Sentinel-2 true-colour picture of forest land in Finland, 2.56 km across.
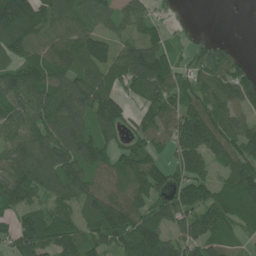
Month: June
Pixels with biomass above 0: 85%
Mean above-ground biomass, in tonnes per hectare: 102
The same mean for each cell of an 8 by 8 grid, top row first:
215 117 99 76 63 19 0 1
127 112 128 74 102 40 51 12
123 136 103 86 160 95 109 99
100 142 116 99 79 115 111 75
101 139 146 68 77 98 131 122
122 118 109 90 134 69 68 131
98 89 102 151 102 124 127 114
103 126 118 121 194 88 117 44
